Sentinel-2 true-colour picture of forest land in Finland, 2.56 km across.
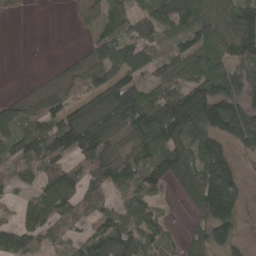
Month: April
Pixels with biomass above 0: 76%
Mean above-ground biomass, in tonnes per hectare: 88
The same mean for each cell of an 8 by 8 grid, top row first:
10 0 29 80 102 155 115 126
0 0 12 113 96 65 108 126
0 20 67 114 78 99 143 111
66 102 106 165 128 177 180 129
98 143 132 102 109 126 128 80
62 81 82 94 109 116 156 68
31 91 90 41 69 7 148 65
104 60 42 100 74 28 96 49
